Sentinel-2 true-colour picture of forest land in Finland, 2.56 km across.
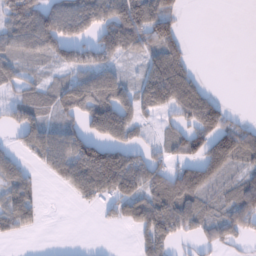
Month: January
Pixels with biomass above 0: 62%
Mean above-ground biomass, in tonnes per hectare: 71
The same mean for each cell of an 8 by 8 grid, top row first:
116 117 141 128 144 63 0 0
70 90 92 107 80 69 0 0
46 25 78 82 74 141 11 0
60 51 91 135 54 68 146 12
31 115 126 102 40 56 110 133
87 27 135 171 116 93 100 47
111 5 17 42 103 120 46 131
20 0 0 0 59 54 45 35
